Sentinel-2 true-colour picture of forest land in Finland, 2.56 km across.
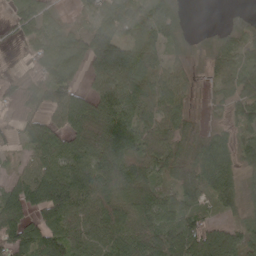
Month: April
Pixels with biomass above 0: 83%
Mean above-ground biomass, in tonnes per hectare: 70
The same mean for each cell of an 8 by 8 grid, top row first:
34 38 18 80 74 47 0 29
10 71 75 160 71 39 35 57
40 81 40 115 82 55 22 61
57 63 129 125 70 66 14 44
31 91 114 178 63 62 76 53
37 98 105 115 73 42 85 51
102 136 74 97 88 75 33 42
116 103 62 74 97 92 94 51
